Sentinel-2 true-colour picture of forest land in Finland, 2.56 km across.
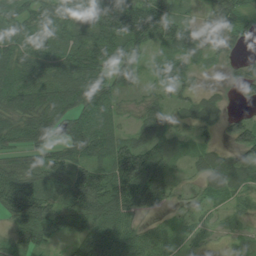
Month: August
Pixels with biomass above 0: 88%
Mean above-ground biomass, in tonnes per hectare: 63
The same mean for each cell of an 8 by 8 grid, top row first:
61 70 80 138 137 66 46 69
70 54 80 95 69 62 57 21
86 74 93 66 24 46 6 47
94 95 79 46 37 36 43 17
55 50 78 75 65 41 30 71
107 86 88 93 116 28 45 54
107 88 84 99 56 23 23 23
55 42 63 82 57 42 15 17
